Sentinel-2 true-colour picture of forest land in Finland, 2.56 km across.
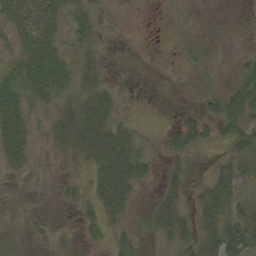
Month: September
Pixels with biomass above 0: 71%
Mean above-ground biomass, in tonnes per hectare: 25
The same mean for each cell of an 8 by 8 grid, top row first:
45 27 27 6 0 5 1 1
24 48 21 4 1 6 8 6
34 63 25 8 1 4 10 44
54 14 48 36 3 9 26 59
84 12 48 70 13 35 19 40
9 1 8 82 25 22 17 32
3 2 15 54 6 41 45 28
5 8 12 18 8 29 43 65
